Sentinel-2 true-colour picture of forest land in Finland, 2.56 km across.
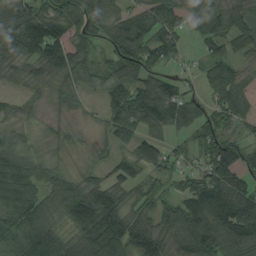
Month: August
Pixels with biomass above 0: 83%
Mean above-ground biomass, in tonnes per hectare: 75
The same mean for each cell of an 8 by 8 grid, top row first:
111 91 110 68 82 65 91 62
109 148 74 62 99 60 47 45
33 53 53 61 79 42 56 61
30 13 16 76 115 95 66 78
36 19 15 37 72 31 91 57
84 40 41 57 52 51 115 88
84 54 119 106 53 89 188 157
80 78 70 143 97 95 137 127
